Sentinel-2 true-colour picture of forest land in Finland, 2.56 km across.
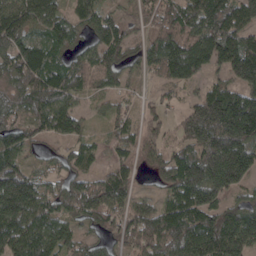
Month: April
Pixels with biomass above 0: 87%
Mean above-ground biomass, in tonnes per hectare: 119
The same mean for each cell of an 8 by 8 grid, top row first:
119 117 93 73 66 112 175 58
128 112 61 117 72 156 157 181
139 144 116 86 35 100 54 162
121 142 57 52 45 51 219 278
132 44 70 53 82 63 218 239
171 66 92 92 26 160 232 181
192 110 144 123 92 136 146 86
143 128 76 58 159 178 168 165
